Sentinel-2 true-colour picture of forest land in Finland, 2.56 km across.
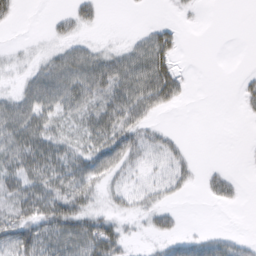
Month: March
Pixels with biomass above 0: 55%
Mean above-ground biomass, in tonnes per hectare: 25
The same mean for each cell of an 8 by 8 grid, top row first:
9 5 25 0 0 4 0 0
4 10 29 14 46 31 0 0
9 48 55 53 65 41 0 8
47 36 32 48 39 5 0 5
50 48 27 51 33 17 0 0
42 50 46 29 20 31 15 6
32 47 45 15 21 11 3 4
46 47 59 57 6 21 29 14
